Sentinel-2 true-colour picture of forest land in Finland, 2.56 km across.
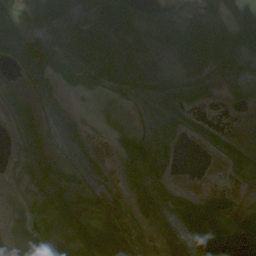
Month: August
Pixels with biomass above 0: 71%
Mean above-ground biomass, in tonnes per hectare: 38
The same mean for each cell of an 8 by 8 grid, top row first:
37 59 67 80 23 20 45 90
63 44 74 50 24 47 107 64
22 43 31 43 45 37 63 53
47 42 12 5 44 65 12 11
24 30 35 10 56 29 16 16
11 53 35 10 42 10 0 23
5 33 33 24 37 43 57 23
10 17 47 34 15 42 82 73
